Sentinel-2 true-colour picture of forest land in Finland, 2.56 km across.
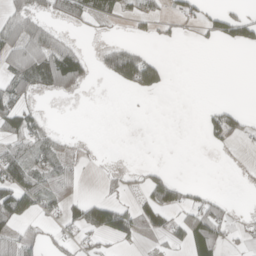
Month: April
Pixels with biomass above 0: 37%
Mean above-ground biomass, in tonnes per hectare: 36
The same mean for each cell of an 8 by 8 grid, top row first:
61 46 58 36 42 35 31 44
95 91 30 51 27 5 8 37
64 84 63 47 127 0 0 0
54 11 3 0 1 0 26 34
48 57 9 0 0 0 20 14
89 65 20 13 25 14 0 1
104 37 64 99 47 54 47 2
62 23 30 40 15 29 62 10
